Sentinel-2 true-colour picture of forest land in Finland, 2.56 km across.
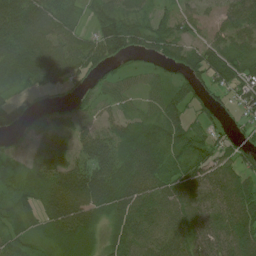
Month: July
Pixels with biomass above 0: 85%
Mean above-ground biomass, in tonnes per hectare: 60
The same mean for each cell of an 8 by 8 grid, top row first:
97 93 36 77 48 51 38 61
93 113 74 96 64 70 60 46
54 93 51 35 25 39 61 69
53 35 33 28 33 48 46 36
19 42 61 71 77 56 55 34
30 63 93 88 94 60 64 60
43 69 96 64 75 63 57 86
46 39 71 40 70 80 60 86
